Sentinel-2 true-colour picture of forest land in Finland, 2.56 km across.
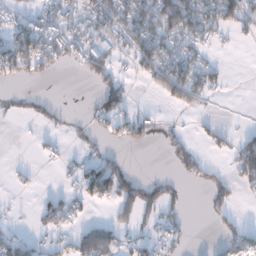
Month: December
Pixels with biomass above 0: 40%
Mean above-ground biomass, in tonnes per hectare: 34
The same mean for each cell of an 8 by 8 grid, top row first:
26 40 48 86 88 132 74 73
87 63 56 47 80 53 28 5
25 10 9 45 19 93 49 0
8 16 4 56 14 12 9 0
1 9 12 15 24 24 16 46
9 0 41 78 7 13 24 49
3 45 22 28 59 26 18 7
38 20 46 38 25 30 4 52
